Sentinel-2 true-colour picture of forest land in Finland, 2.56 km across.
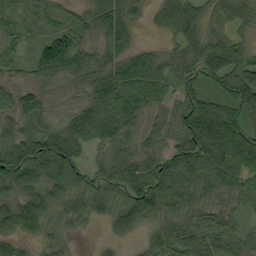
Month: September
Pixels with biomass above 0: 91%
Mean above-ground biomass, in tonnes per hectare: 69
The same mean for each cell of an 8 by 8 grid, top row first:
45 47 38 97 24 84 49 54
43 83 71 63 28 40 91 70
33 54 56 92 101 59 78 82
73 50 58 97 63 65 139 91
86 100 76 72 52 64 148 127
88 84 75 71 73 114 98 94
64 62 61 62 103 78 52 34
43 42 10 33 31 75 70 54
